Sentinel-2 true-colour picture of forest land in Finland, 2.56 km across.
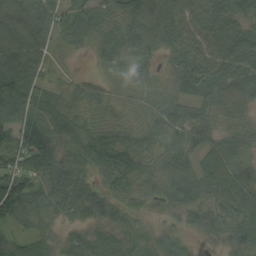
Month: August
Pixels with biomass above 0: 94%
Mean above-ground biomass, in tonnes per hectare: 67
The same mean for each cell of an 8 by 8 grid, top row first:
108 74 56 54 91 74 89 82
115 57 26 59 58 66 77 103
115 38 34 38 42 54 83 99
76 82 58 43 50 62 43 61
79 93 84 116 60 72 68 52
97 94 69 62 71 94 72 64
100 64 58 49 30 54 61 79
56 38 51 62 45 43 23 64
